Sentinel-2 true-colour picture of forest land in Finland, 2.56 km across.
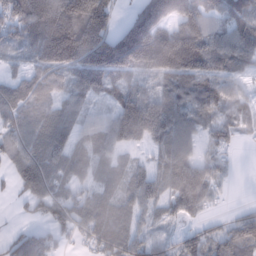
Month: February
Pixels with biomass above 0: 84%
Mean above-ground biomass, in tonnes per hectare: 86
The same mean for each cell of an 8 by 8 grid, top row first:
104 205 203 72 171 151 77 88
46 188 224 215 235 201 141 114
44 69 72 81 39 92 115 53
76 50 45 61 80 77 68 54
80 83 52 83 39 95 44 28
72 99 46 37 61 112 100 6
10 97 74 57 65 75 55 16
47 55 30 87 57 45 71 123
